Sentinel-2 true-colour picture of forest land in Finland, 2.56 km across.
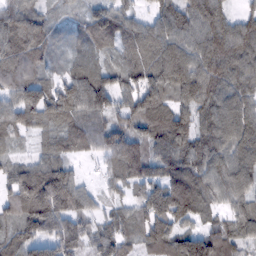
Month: February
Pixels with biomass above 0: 92%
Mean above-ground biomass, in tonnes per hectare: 90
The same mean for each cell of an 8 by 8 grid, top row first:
115 48 40 92 41 94 100 49
119 64 49 63 97 105 106 113
115 62 105 78 107 108 114 95
82 113 103 91 119 93 86 110
36 51 78 107 102 112 103 107
79 146 33 59 99 117 92 109
94 161 79 44 104 157 61 65
79 105 93 106 93 95 54 78
